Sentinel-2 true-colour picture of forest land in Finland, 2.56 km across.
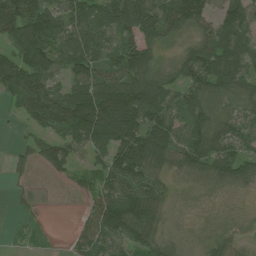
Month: June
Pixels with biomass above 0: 82%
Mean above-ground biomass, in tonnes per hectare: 73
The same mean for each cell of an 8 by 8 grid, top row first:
127 88 93 124 135 117 71 92
92 123 88 75 98 28 88 89
91 75 80 78 104 69 110 80
25 96 132 162 136 86 77 65
14 58 87 131 175 97 85 75
18 19 26 86 93 38 55 72
13 4 12 104 107 15 12 11
6 8 44 77 81 26 36 22
